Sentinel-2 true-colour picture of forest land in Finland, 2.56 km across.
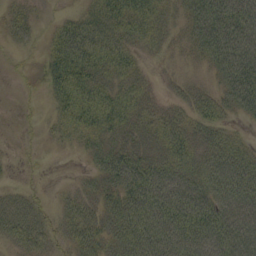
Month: September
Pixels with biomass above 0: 78%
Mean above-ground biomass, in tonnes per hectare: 43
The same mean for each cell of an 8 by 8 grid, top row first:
26 4 26 53 54 27 72 82
10 27 78 56 26 18 58 77
4 35 67 44 25 13 16 75
4 10 69 62 39 27 39 31
3 7 23 41 37 58 44 30
3 2 11 56 68 64 62 74
45 14 43 44 76 80 73 72
40 29 46 43 79 76 76 75
